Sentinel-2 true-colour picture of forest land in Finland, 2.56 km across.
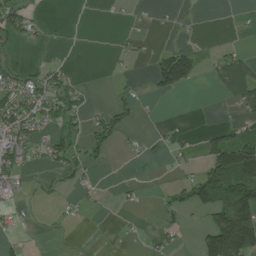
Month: July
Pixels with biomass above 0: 32%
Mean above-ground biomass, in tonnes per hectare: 33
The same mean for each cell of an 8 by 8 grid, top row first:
62 3 0 2 3 8 1 4
23 11 1 4 5 39 7 12
49 50 15 5 8 132 15 105
76 67 36 37 5 0 0 31
70 45 38 37 18 12 57 119
29 15 28 0 2 9 98 150
21 3 12 3 5 28 85 135
15 2 1 0 9 15 86 167
